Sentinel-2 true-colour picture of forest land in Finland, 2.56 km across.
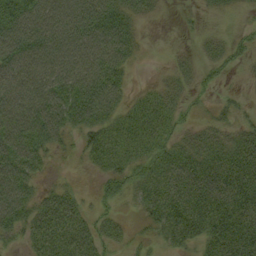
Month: September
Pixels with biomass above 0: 74%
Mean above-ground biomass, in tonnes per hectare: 41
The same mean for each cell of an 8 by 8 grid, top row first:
76 66 74 62 17 2 8 6
69 68 67 71 7 4 18 19
65 69 74 58 2 19 13 6
72 86 63 39 44 26 9 17
77 50 21 50 47 32 34 38
78 11 4 34 36 55 50 52
71 51 33 16 27 59 54 50
18 56 52 24 11 30 36 50
